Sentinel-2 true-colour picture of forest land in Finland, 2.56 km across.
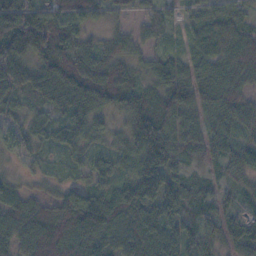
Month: November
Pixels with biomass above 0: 94%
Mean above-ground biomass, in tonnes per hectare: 70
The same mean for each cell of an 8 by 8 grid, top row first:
112 90 65 34 37 34 53 57
120 115 64 45 31 24 75 85
89 101 124 93 43 87 73 62
43 49 76 68 120 100 57 68
37 39 55 37 149 80 53 47
24 24 30 75 149 69 22 37
73 65 144 101 109 86 40 30
65 99 88 76 107 80 44 45
